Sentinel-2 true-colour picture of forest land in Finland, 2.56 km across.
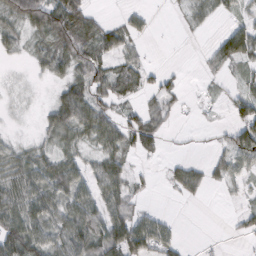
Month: February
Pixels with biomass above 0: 62%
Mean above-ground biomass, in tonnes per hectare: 39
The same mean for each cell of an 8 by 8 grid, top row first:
62 92 78 8 17 3 19 22
23 45 79 58 13 0 14 78
5 20 48 68 37 14 10 19
5 33 89 36 43 13 2 48
20 25 34 51 36 3 6 74
58 74 53 68 11 33 33 33
68 75 71 62 16 1 1 15
93 66 80 86 80 27 2 8
